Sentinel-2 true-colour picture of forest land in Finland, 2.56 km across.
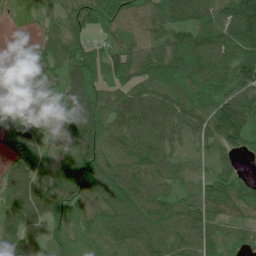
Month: July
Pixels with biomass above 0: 91%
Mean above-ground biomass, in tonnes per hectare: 75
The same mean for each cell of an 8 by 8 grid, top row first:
13 37 73 62 65 84 82 115
0 68 63 41 69 108 119 122
2 68 89 65 82 90 98 98
35 68 120 72 114 104 96 163
38 45 94 77 94 66 68 80
71 59 109 90 88 59 51 51
82 86 64 83 91 68 75 61
84 71 47 80 96 75 73 39
